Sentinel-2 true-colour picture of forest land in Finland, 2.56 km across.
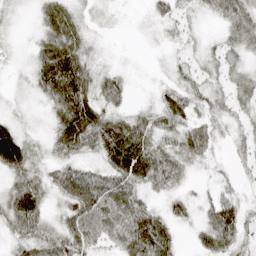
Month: April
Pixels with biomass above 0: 84%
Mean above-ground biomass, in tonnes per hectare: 38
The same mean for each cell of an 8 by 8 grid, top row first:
7 35 19 4 8 31 18 53
7 51 41 4 2 14 20 40
6 76 73 30 2 26 30 36
9 19 78 36 22 52 28 24
68 24 57 84 64 39 30 16
40 35 64 61 70 41 8 12
62 27 78 73 51 29 38 43
30 49 60 49 101 25 44 40
